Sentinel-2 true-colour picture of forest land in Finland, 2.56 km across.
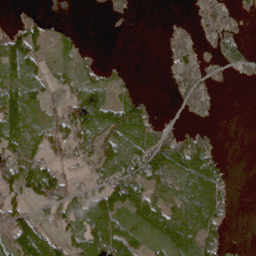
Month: April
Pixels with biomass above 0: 58%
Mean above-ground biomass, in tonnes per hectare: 50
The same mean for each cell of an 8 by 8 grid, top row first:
15 14 0 25 0 7 59 27
100 37 28 0 0 56 22 48
59 38 42 26 1 52 54 10
72 32 78 70 59 14 32 0
59 57 59 73 63 94 52 0
81 88 18 77 97 90 114 1
53 47 61 95 99 73 108 2
107 80 62 100 32 107 75 3
